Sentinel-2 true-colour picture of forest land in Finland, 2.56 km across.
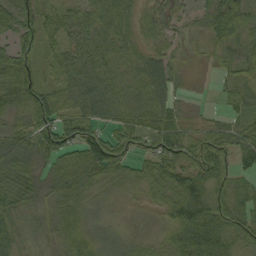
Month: September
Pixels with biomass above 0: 91%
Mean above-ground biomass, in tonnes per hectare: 49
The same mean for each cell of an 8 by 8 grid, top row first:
59 29 38 65 34 32 51 75
51 31 41 50 39 19 31 50
88 32 39 37 59 33 9 41
57 91 62 30 64 38 10 32
58 69 65 57 44 72 74 44
45 44 67 56 58 77 61 34
39 45 54 18 23 89 67 44
39 39 75 28 25 67 87 45
